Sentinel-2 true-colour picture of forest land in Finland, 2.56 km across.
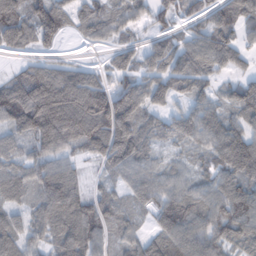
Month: February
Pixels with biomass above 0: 85%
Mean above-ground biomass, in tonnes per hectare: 83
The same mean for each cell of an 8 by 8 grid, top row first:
110 121 62 69 42 66 62 89
62 43 9 38 51 69 93 67
63 136 108 71 68 90 58 56
129 198 178 154 90 53 86 88
57 96 82 118 79 45 79 141
79 115 39 47 69 52 52 123
63 115 97 65 52 106 86 119
96 73 109 44 65 95 86 75
